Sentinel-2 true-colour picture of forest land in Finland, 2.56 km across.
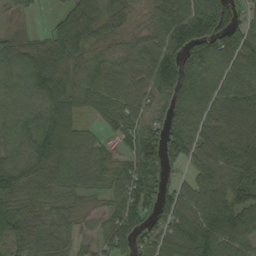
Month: September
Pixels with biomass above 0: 89%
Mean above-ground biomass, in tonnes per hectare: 64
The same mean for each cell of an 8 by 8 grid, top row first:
10 9 68 49 27 105 133 51
50 63 63 39 65 101 93 82
50 100 65 65 58 105 59 66
63 77 47 69 65 63 55 78
54 92 60 35 87 67 68 37
57 61 60 62 76 23 58 71
51 44 40 44 71 73 94 77
63 56 40 79 44 64 104 65
